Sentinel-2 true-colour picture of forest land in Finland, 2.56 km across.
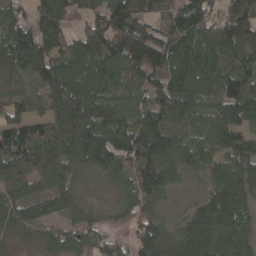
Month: April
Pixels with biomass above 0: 93%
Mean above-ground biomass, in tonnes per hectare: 112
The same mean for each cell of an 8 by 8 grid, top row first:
86 108 44 146 97 102 120 124
174 124 101 144 184 155 126 130
54 128 153 112 102 124 104 109
96 95 191 127 134 129 84 146
120 109 161 141 176 102 86 100
102 94 50 63 159 84 80 188
100 92 56 47 106 32 120 124
35 49 88 61 141 145 175 147
